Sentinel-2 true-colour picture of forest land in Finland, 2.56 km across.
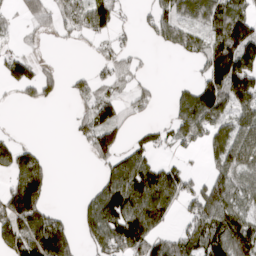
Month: March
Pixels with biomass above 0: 58%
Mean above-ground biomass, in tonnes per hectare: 83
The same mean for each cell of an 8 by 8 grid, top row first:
26 68 70 87 28 95 100 106
32 7 16 42 11 65 99 201
92 54 35 69 28 10 108 190
13 2 42 92 38 58 151 115
63 6 30 104 56 51 72 138
108 82 0 92 146 95 61 101
174 82 40 168 172 57 123 97
133 217 62 141 144 65 136 160
